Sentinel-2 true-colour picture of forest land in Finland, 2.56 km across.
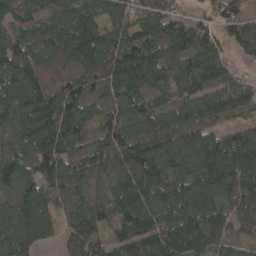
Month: April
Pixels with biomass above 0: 94%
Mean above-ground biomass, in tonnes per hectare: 112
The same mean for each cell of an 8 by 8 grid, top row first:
82 90 127 103 94 88 60 89
130 110 153 137 160 157 129 70
154 103 117 122 118 107 104 69
110 145 132 82 112 95 112 64
97 141 91 117 127 120 146 127
117 115 104 94 131 110 126 121
121 127 116 114 128 134 104 92
120 56 113 80 146 137 132 60
